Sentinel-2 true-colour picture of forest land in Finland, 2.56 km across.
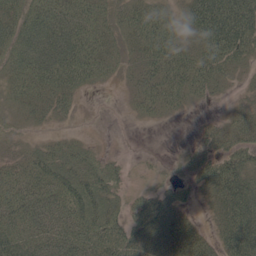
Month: May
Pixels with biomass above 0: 76%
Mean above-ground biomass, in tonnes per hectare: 56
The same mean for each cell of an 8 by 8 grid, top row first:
67 86 82 38 68 38 110 116
80 108 91 38 66 73 84 94
59 90 67 18 50 75 69 18
21 38 13 1 28 23 3 32
15 22 24 0 0 3 31 52
53 68 62 42 5 15 74 94
73 90 81 43 60 62 22 107
64 75 79 71 81 87 37 132
